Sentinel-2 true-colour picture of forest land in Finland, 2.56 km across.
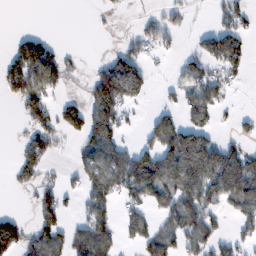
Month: February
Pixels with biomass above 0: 48%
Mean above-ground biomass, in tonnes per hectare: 63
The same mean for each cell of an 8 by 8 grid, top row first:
0 0 0 7 20 38 12 54
55 60 5 14 55 19 64 75
103 98 23 181 69 31 94 22
18 66 82 125 11 53 67 15
20 71 48 89 41 159 101 36
38 31 57 120 170 133 131 151
4 74 38 58 64 96 80 73
96 95 77 67 79 73 82 44
